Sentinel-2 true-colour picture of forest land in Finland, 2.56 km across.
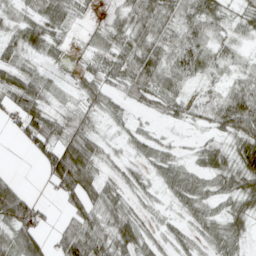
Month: April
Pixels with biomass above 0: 75%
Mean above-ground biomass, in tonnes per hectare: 37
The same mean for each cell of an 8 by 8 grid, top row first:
27 39 14 19 55 39 46 22
38 28 11 42 55 42 37 11
51 19 25 36 63 44 20 32
51 47 19 20 17 26 36 83
10 52 69 11 25 11 20 45
9 43 88 19 17 45 34 53
108 10 57 50 19 18 30 33
54 31 87 61 43 23 28 32
